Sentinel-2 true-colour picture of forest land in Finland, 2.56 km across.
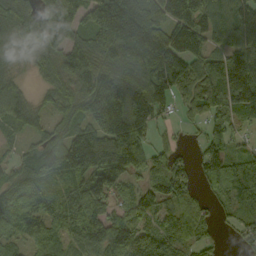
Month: September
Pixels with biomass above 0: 87%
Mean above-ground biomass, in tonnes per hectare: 119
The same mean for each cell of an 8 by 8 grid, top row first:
133 195 157 259 182 181 133 120
67 129 122 176 236 180 119 101
51 53 135 186 170 161 114 203
91 61 109 264 182 46 87 107
32 90 199 200 91 34 82 36
82 99 137 134 92 139 86 89
154 101 113 79 100 89 40 94
89 93 100 161 86 83 49 38
